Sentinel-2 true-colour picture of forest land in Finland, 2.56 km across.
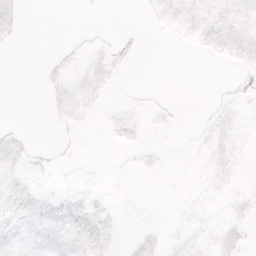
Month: April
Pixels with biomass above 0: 37%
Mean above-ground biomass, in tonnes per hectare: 3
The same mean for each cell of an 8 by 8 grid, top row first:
6 0 0 0 1 6 7 7
1 0 2 3 1 1 5 9
0 3 5 3 0 0 0 4
0 2 5 2 2 1 1 3
5 1 1 2 3 0 3 3
5 2 1 1 1 0 3 2
8 7 6 3 1 1 2 4
8 9 10 5 5 2 4 6
